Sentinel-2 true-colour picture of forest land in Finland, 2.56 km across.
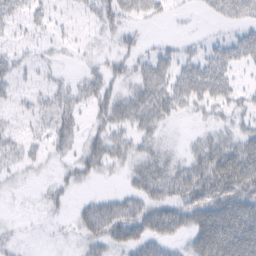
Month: February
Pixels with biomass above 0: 56%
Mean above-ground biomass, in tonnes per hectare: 28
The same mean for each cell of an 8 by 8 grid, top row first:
24 15 10 35 26 5 9 37
13 9 4 9 11 15 20 43
21 11 15 26 37 42 58 15
12 23 18 34 43 26 17 20
17 19 20 32 21 7 32 41
9 6 22 8 39 45 67 78
1 10 17 42 39 44 70 85
9 3 14 35 44 22 83 95
